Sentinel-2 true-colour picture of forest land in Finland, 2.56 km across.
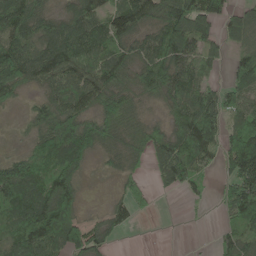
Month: May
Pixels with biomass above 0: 77%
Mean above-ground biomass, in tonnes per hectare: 91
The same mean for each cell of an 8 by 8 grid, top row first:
137 75 115 100 100 171 134 77
123 121 139 102 93 133 75 56
111 92 128 109 104 127 62 81
13 96 115 145 45 94 143 93
13 121 145 74 75 123 111 151
131 99 66 21 39 103 32 165
116 149 45 45 28 0 8 145
105 122 122 40 0 0 3 116
